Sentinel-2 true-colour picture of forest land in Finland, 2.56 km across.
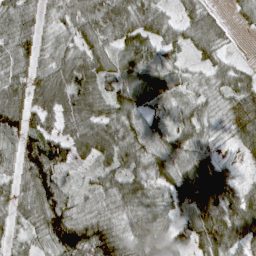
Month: April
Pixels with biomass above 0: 91%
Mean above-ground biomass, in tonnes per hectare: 69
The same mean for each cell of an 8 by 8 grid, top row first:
76 32 79 92 77 30 46 24
64 37 65 66 64 40 46 3
69 92 106 71 88 50 41 55
93 83 114 73 66 38 45 66
65 88 83 107 90 81 46 44
49 103 13 68 68 79 137 26
49 114 66 68 63 66 115 91
29 79 117 112 73 69 98 78
